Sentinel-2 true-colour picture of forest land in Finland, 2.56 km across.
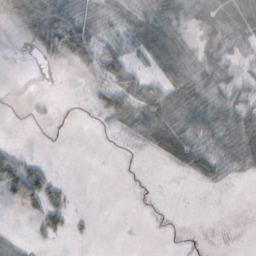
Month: November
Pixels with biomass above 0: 48%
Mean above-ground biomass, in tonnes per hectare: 20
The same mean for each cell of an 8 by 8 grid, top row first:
40 77 32 20 34 41 19 57
0 29 55 27 40 53 30 11
0 0 4 30 20 46 33 22
0 2 1 43 47 50 39 34
4 0 0 1 22 50 23 52
67 27 0 0 1 4 26 8
19 40 1 0 1 1 0 0
7 9 3 0 0 1 1 0
